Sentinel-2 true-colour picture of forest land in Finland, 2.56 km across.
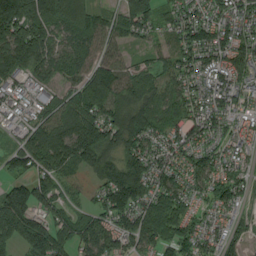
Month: August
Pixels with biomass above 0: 91%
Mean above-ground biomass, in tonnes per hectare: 105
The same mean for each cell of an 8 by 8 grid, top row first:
217 170 145 72 106 73 72 87
182 115 102 69 34 80 129 109
73 72 94 132 82 85 79 90
48 67 131 125 99 77 100 62
49 171 194 121 115 88 71 59
83 116 46 138 157 91 98 65
206 126 56 140 141 134 48 51
122 228 122 119 117 127 73 57
